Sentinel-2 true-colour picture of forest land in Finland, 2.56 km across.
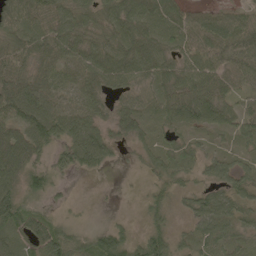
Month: May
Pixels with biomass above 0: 88%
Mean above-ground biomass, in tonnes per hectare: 57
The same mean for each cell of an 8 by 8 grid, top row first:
89 62 57 63 75 58 52 48
65 68 64 64 67 54 76 84
87 66 65 57 49 73 86 58
71 79 83 37 51 70 68 53
77 64 106 44 33 41 29 29
61 54 18 3 13 43 41 66
92 26 5 1 27 23 84 64
55 106 50 71 63 39 61 37
